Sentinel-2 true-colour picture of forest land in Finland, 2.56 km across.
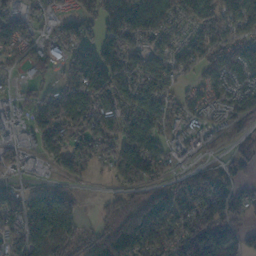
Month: November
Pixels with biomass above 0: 76%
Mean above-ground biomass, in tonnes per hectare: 86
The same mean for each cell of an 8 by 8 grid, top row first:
108 45 110 126 122 78 136 105
89 45 120 92 77 67 107 82
21 30 126 136 110 67 49 68
27 126 134 120 125 63 39 56
55 99 109 108 138 30 10 28
29 23 46 32 120 47 71 37
88 143 54 41 137 120 115 58
90 121 106 181 150 105 154 73
